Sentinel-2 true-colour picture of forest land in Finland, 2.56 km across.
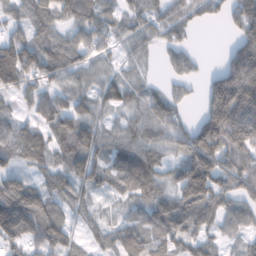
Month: February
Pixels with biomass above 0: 81%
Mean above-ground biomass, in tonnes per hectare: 76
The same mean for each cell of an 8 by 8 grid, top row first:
53 74 75 52 67 63 52 89
112 63 65 40 45 61 0 112
88 61 46 51 35 44 50 202
41 71 81 47 79 61 108 182
78 71 108 67 69 66 149 129
55 51 99 79 111 70 151 112
145 90 51 21 66 102 87 66
83 95 32 54 90 81 63 28
